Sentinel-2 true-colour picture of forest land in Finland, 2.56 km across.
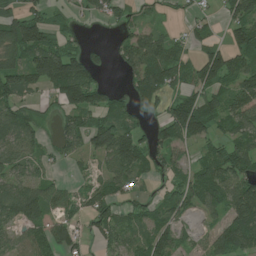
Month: July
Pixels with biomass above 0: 70%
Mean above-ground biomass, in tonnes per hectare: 68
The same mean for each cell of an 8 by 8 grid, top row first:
80 55 20 46 30 11 20 86
117 115 39 26 92 57 57 91
111 127 149 5 88 60 92 83
78 23 101 74 40 100 106 86
75 26 59 147 73 73 57 70
50 28 14 59 40 42 93 92
95 93 40 67 43 69 61 123
40 101 37 53 54 54 35 102
